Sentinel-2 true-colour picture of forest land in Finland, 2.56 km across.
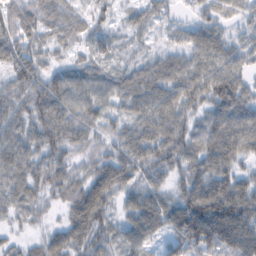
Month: February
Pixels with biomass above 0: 94%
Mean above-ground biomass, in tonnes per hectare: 63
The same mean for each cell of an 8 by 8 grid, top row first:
80 61 37 24 41 21 38 36
77 36 30 34 26 40 76 48
76 66 66 64 73 80 90 68
72 86 78 47 73 67 56 86
77 74 53 48 75 75 76 81
63 67 44 84 53 42 81 49
36 23 90 50 87 78 123 102
19 48 71 40 64 71 118 114
